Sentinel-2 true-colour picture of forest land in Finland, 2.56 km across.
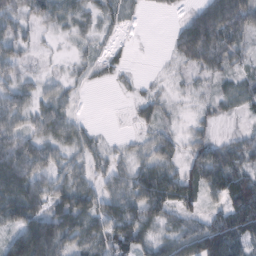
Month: February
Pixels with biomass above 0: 79%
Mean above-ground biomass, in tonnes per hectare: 44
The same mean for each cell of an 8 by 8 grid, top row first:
45 40 32 22 4 7 76 85
39 6 12 10 1 34 82 39
41 18 10 8 6 9 16 28
53 48 10 0 22 10 18 20
67 47 41 13 23 29 45 38
90 46 39 32 67 59 82 76
84 62 77 58 86 55 34 103
81 140 49 67 54 58 105 78
